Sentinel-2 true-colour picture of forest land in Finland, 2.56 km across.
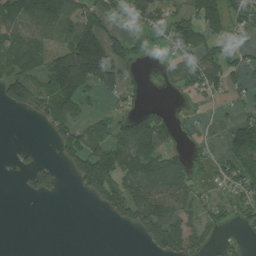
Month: July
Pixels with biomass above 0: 53%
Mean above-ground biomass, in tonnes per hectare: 69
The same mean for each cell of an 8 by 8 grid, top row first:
114 144 79 58 91 64 113 72
114 61 197 112 21 63 56 67
113 103 182 102 14 58 111 48
34 96 53 40 57 13 8 34
7 12 108 123 131 34 16 144
13 62 92 128 96 105 23 98
0 0 0 89 147 117 57 76
0 0 0 0 42 120 53 22
